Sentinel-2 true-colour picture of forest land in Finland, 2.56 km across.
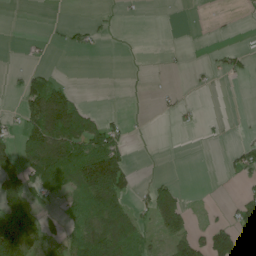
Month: June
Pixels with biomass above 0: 32%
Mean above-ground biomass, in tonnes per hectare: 36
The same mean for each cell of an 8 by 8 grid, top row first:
0 0 0 6 2 0 1 3
1 6 19 1 1 2 3 16
10 55 0 0 2 1 6 10
13 148 63 6 1 12 1 0
46 155 94 101 0 0 3 20
69 81 98 165 2 5 0 23
101 16 38 114 29 91 6 49
153 48 63 131 39 56 67 65
